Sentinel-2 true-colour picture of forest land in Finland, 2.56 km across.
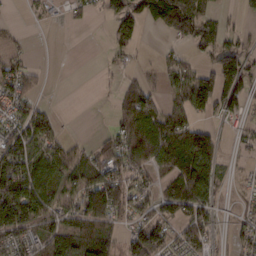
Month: February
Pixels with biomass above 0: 62%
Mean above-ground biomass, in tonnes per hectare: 63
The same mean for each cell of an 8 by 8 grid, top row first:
5 12 18 86 81 121 46 16
19 0 0 35 11 17 50 62
79 11 0 10 34 54 88 114
57 27 0 25 124 70 51 37
93 77 19 75 142 117 103 16
135 108 73 107 52 96 111 7
171 83 96 137 48 84 68 24
67 89 100 82 129 55 53 38
